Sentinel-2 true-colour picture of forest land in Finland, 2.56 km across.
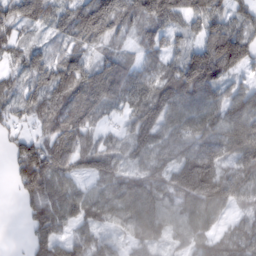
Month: February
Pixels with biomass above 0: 88%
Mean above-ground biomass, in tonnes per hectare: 79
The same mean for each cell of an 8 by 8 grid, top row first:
78 78 97 110 88 74 89 59
53 46 66 37 52 42 148 138
44 99 124 97 77 120 131 46
51 89 86 34 130 101 94 119
50 85 85 53 99 87 99 122
74 123 62 82 68 105 151 73
10 98 75 74 96 63 74 38
1 79 61 47 74 36 63 80
